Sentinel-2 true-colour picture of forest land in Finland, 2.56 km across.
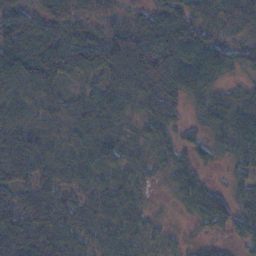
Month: November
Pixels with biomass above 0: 89%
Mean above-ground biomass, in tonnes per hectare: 51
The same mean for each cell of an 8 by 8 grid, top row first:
95 63 36 38 58 74 49 77
106 88 72 83 104 90 65 41
76 76 27 35 66 61 50 18
53 45 55 55 35 31 45 56
65 41 46 56 37 33 33 55
70 43 43 42 28 39 14 24
64 74 48 55 28 14 58 37
68 56 50 51 26 11 13 22
